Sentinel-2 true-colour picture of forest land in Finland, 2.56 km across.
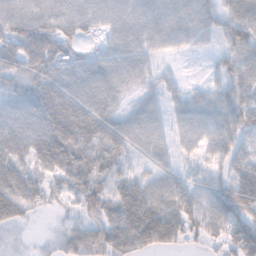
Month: November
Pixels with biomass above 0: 87%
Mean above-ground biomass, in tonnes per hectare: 51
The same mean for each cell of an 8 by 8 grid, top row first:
56 54 49 43 53 50 36 47
66 72 26 34 47 27 18 49
45 59 57 53 32 16 20 51
49 75 78 43 43 28 47 65
72 87 81 71 49 30 39 53
71 54 74 59 26 35 35 49
70 18 40 68 101 66 57 59
10 12 63 75 85 55 34 70
